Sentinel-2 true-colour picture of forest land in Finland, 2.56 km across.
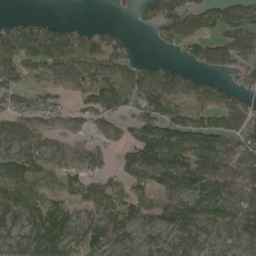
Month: May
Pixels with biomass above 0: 77%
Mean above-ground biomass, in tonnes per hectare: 78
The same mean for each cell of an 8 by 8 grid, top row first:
9 14 1 5 36 126 91 104
107 108 84 75 1 43 85 108
86 59 68 86 92 61 38 30
70 56 43 81 88 69 88 78
67 43 37 46 178 154 130 88
106 51 58 44 101 157 127 80
116 95 63 102 82 135 115 80
72 155 91 89 55 67 63 68
